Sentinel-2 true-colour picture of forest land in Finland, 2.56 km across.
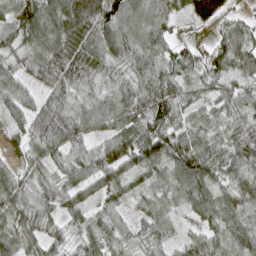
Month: March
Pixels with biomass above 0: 92%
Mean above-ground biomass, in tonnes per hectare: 63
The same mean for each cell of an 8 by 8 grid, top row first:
62 93 123 98 88 45 107 21
52 92 98 82 89 40 32 77
56 72 89 56 75 55 47 46
43 81 72 79 80 59 43 52
31 65 50 65 91 81 68 72
47 41 55 68 57 70 75 55
71 58 51 37 36 41 69 66
71 50 35 38 35 37 61 73
